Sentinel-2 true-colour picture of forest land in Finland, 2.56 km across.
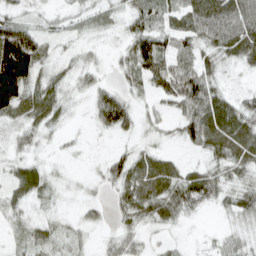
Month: April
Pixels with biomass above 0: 79%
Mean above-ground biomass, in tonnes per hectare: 40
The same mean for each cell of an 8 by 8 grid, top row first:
35 18 26 27 60 41 84 85
149 23 19 14 80 57 47 70
172 41 30 16 52 70 57 11
57 44 8 60 20 30 79 56
20 15 9 11 17 15 54 64
29 23 7 40 53 51 50 32
21 16 16 19 50 52 18 49
16 36 20 22 22 12 12 37
